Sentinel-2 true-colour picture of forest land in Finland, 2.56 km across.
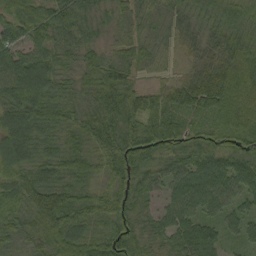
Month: September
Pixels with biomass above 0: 98%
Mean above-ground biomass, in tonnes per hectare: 61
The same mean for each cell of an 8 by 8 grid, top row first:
57 75 56 41 48 41 48 57
70 70 63 35 55 29 55 71
86 80 46 79 23 32 110 97
78 73 43 65 95 49 48 102
73 43 39 62 86 60 50 69
57 54 53 56 55 61 85 72
49 116 64 73 36 68 51 41
37 75 77 72 54 61 75 33
